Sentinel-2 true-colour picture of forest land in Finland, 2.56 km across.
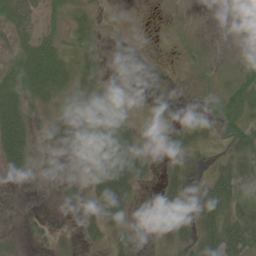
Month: June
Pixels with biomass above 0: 71%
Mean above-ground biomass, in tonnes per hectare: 25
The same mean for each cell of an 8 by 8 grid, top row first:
45 27 27 6 0 5 1 1
24 48 21 4 1 6 8 6
34 63 25 8 1 4 10 44
54 14 48 36 3 9 26 59
84 12 48 70 13 35 19 40
9 1 8 82 25 22 17 32
3 2 15 54 6 41 45 28
5 8 12 18 8 29 43 65
